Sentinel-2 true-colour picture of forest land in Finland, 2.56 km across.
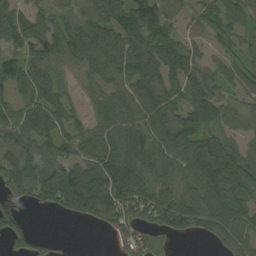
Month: August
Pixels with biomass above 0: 83%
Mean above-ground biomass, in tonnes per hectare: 76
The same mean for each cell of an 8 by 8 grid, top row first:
68 52 62 87 131 53 71 73
66 92 83 99 107 95 47 48
88 86 34 60 98 77 88 73
73 109 37 95 91 79 104 50
84 93 72 86 89 106 79 33
86 98 112 128 88 73 91 88
43 48 98 99 94 106 98 80
43 17 0 24 64 17 35 88
